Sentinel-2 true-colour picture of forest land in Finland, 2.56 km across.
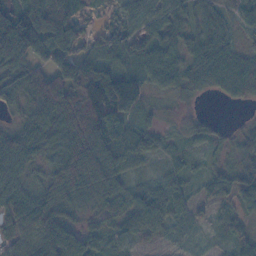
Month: November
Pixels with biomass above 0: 91%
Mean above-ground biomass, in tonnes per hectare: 60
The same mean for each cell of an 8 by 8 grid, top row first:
73 123 32 21 49 54 49 51
104 100 49 61 68 47 63 32
58 89 126 118 78 43 42 56
31 110 161 132 38 15 4 3
72 57 136 122 61 19 29 41
40 55 119 82 21 37 43 70
62 64 31 40 82 62 28 44
46 76 66 32 23 27 12 44
